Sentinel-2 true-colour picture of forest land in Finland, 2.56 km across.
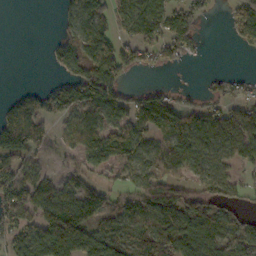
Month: October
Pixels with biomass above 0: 66%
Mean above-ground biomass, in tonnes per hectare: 71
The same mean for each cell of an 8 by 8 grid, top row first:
0 0 86 62 103 97 21 80
0 23 101 91 83 82 5 26
0 12 120 116 2 1 16 18
75 78 91 92 118 90 60 60
163 42 70 103 60 87 68 83
116 40 60 34 70 61 75 39
117 110 145 65 89 105 80 39
73 183 92 101 72 91 85 108
